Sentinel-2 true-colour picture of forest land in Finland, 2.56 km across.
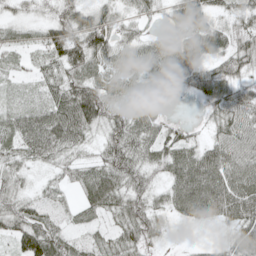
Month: May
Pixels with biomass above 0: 87%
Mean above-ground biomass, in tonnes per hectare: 56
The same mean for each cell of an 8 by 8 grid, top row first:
24 31 65 45 43 46 58 44
32 66 89 76 62 78 77 69
15 47 70 60 50 46 69 53
41 69 111 59 54 2 28 68
54 93 50 62 69 62 42 73
42 19 49 77 58 67 99 88
61 39 41 55 64 52 86 92
53 98 29 35 58 5 8 53
